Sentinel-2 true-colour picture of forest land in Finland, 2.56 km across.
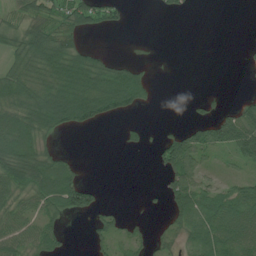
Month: July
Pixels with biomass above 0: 51%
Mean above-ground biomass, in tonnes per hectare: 39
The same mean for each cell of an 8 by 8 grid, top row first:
33 57 85 40 0 16 0 0
56 93 46 3 1 0 0 3
74 73 96 86 37 0 0 1
71 98 95 55 9 0 14 46
72 21 0 0 15 79 59 69
64 85 29 0 0 72 27 25
47 48 88 12 4 49 58 56
64 56 0 32 19 27 57 54
